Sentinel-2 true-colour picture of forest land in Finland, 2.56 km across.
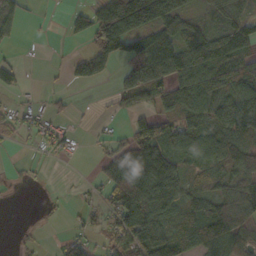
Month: October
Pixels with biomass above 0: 62%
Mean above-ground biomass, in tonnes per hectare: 61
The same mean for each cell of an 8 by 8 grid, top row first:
36 3 38 129 138 110 40 56
11 1 9 127 109 99 108 96
32 3 43 24 102 81 97 81
40 29 4 11 34 79 89 130
12 44 9 39 130 69 88 111
7 3 2 97 152 107 75 114
1 6 18 61 124 84 83 106
5 3 38 46 82 86 70 70
